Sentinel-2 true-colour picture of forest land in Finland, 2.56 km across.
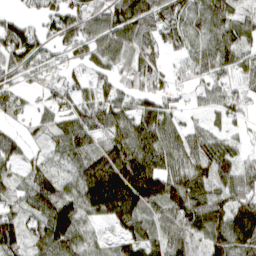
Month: April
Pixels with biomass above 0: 85%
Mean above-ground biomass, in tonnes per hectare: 84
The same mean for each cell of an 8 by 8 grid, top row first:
46 71 98 104 108 87 90 50
141 67 89 96 81 57 79 79
55 46 55 60 71 34 67 53
47 42 88 95 90 52 40 51
55 45 89 94 109 74 95 39
52 72 97 176 186 105 101 101
58 122 106 156 119 114 118 105
103 119 84 46 96 63 76 96
